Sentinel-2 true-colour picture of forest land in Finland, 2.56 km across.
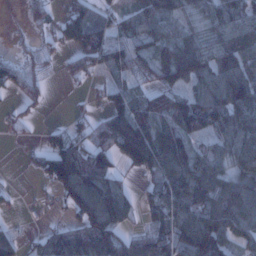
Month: January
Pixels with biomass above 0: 72%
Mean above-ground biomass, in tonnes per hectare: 73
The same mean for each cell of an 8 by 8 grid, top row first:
3 38 84 42 65 54 68 75
9 25 82 96 61 96 77 103
65 20 36 35 41 93 97 125
24 8 16 81 94 112 132 103
7 45 61 120 162 111 64 103
1 60 134 69 43 131 129 81
10 13 102 117 38 107 138 117
35 63 100 93 69 100 127 59
